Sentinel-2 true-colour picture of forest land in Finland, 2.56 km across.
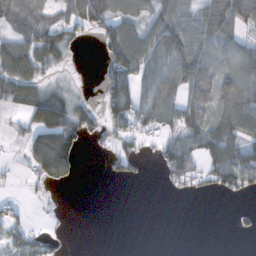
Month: November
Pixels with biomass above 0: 54%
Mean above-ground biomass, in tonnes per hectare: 54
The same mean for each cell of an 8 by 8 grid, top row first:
72 44 106 101 53 90 87 93
73 97 10 88 83 85 63 62
98 32 5 77 54 90 95 99
28 136 66 67 70 79 92 115
14 148 55 40 27 66 87 94
9 77 15 25 15 68 60 106
23 6 0 0 0 0 0 9
45 26 0 0 0 0 0 1
